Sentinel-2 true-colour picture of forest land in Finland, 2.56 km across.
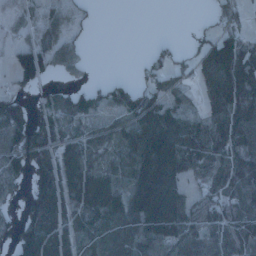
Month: January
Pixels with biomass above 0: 69%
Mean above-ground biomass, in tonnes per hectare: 73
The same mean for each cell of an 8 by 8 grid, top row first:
26 36 18 0 0 0 10 32
49 56 30 0 6 21 98 123
54 26 13 23 34 44 90 150
88 53 52 43 129 46 54 143
120 104 74 52 140 125 95 108
58 127 109 66 141 106 67 112
31 124 80 109 168 146 90 73
75 118 66 58 92 123 83 106
